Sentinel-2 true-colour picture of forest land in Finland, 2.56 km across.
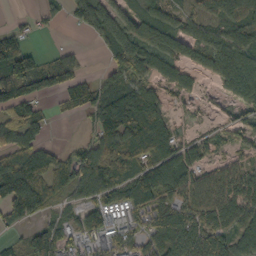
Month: October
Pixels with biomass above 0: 74%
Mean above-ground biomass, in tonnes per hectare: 73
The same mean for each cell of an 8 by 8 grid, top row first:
8 20 29 70 70 56 76 80
79 8 10 61 91 86 82 85
121 94 57 62 58 77 25 111
89 30 41 135 124 18 13 35
77 43 33 103 127 72 48 38
149 74 77 92 113 127 73 86
82 34 61 81 73 96 115 99
26 120 73 59 66 138 131 93
